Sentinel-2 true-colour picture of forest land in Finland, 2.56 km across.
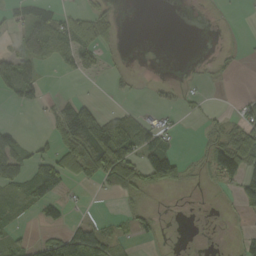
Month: September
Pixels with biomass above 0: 37%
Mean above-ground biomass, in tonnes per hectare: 30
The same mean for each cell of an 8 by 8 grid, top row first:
23 47 30 24 0 0 0 2
31 46 70 16 0 0 0 5
91 7 8 9 2 6 10 2
3 14 79 18 18 16 11 31
49 27 95 177 77 16 14 70
66 90 43 73 70 65 10 34
25 45 5 1 18 0 1 28
19 43 79 39 16 0 1 25
